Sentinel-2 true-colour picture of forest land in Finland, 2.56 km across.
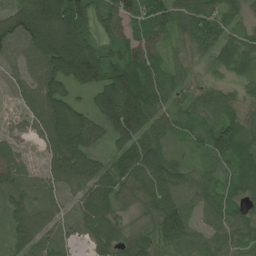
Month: June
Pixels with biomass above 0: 90%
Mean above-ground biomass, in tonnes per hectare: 64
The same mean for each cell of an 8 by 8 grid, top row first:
94 146 120 87 85 82 96 34
51 125 137 55 78 36 65 72
24 86 86 101 78 38 28 32
17 84 67 109 103 43 32 50
27 49 90 46 92 21 59 80
40 31 66 58 94 69 47 54
44 37 38 53 49 102 53 53
42 38 15 59 50 77 63 68
